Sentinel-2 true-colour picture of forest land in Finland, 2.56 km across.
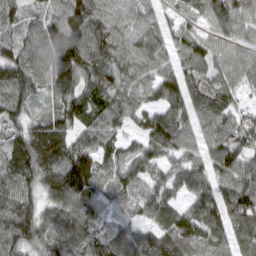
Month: March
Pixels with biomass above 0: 93%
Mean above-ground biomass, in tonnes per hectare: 85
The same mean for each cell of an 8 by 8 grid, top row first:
54 66 119 76 64 43 68 87
72 99 113 93 88 61 93 82
103 84 89 86 73 92 87 74
79 38 80 90 79 80 88 57
92 137 75 72 65 92 74 105
110 101 163 78 70 67 76 107
124 73 106 44 65 62 83 119
100 105 103 100 80 101 85 71
